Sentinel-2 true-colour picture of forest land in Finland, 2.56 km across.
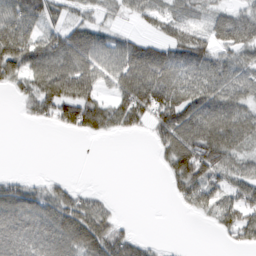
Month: March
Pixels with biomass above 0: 66%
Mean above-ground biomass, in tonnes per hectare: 53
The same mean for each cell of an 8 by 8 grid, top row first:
77 50 25 22 36 39 34 63
90 79 95 64 67 74 64 79
46 103 96 52 120 85 76 62
5 53 101 67 86 97 94 76
0 0 0 1 2 82 108 60
12 9 0 0 0 55 74 54
80 66 62 17 0 8 50 92
79 80 78 76 18 0 0 47
